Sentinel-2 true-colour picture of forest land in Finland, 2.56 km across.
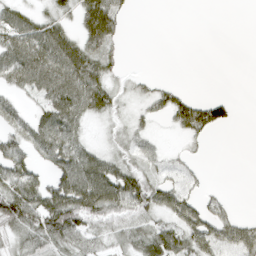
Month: April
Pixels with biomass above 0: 61%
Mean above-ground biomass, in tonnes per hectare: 38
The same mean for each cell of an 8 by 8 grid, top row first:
47 31 44 63 0 0 0 0
76 85 58 30 0 0 0 0
50 81 79 28 13 4 0 0
37 56 58 39 26 55 59 4
48 71 42 25 30 4 11 0
61 38 83 74 49 24 7 0
85 78 83 65 55 59 37 4
36 63 47 31 49 61 58 53
